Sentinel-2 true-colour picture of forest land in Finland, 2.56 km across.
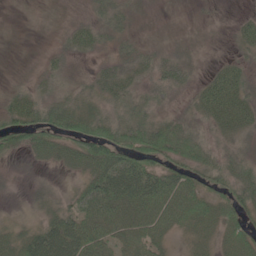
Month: May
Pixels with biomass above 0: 73%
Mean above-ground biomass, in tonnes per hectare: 35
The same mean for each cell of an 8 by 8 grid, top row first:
3 4 7 37 6 1 4 11
1 6 27 22 18 13 4 23
6 21 16 36 21 34 26 40
48 44 47 33 30 19 46 52
32 55 70 75 59 52 27 29
6 6 30 101 90 53 40 45
6 24 45 83 78 68 44 46
38 79 78 56 56 17 22 36
